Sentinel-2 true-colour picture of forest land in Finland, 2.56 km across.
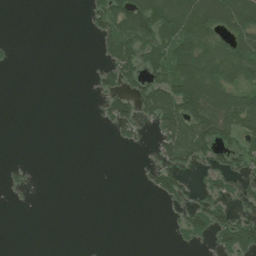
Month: July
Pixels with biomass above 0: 38%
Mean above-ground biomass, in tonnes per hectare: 39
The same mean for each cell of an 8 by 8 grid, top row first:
0 0 3 95 121 113 118 118
3 0 0 59 79 103 74 90
0 0 0 45 67 108 121 64
0 0 0 61 45 111 135 135
0 0 0 5 10 106 91 53
7 0 0 0 21 62 27 37
2 0 0 0 0 18 63 21
0 0 0 0 0 10 30 99
